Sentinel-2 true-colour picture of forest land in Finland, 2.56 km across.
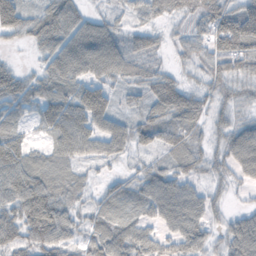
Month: November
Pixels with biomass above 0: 86%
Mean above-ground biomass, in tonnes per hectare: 54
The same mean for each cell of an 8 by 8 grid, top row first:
105 59 50 29 38 37 58 79
12 48 90 85 38 23 48 76
57 52 62 53 46 36 39 46
39 55 81 59 37 69 42 30
72 32 74 70 35 56 29 77
88 60 28 22 48 52 31 39
74 95 32 49 45 91 50 20
63 77 39 72 64 58 40 85
